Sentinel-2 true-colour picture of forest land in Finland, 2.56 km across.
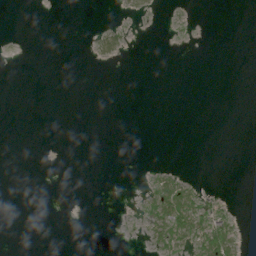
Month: July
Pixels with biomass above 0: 10%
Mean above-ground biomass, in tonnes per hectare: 4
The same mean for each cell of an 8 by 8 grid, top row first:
0 0 0 0 3 1 0 0
0 0 0 15 0 1 1 0
0 0 0 0 0 0 0 0
0 0 0 0 0 0 0 0
0 0 0 0 0 0 0 0
0 0 0 0 2 17 0 0
0 0 0 0 8 67 31 1
0 0 0 0 6 36 53 14
